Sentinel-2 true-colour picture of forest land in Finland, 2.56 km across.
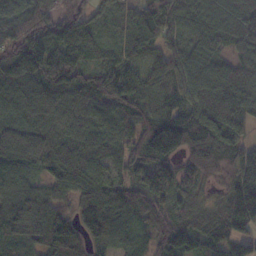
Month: November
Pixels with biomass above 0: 94%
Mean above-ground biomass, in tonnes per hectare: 110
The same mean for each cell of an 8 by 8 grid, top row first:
132 137 98 51 95 107 130 149
164 150 103 46 96 81 95 93
149 156 111 117 102 105 106 108
88 102 87 95 113 104 130 117
91 83 99 98 163 172 157 89
102 70 114 87 130 122 79 105
110 120 107 160 128 85 69 169
74 135 80 103 46 151 115 102
